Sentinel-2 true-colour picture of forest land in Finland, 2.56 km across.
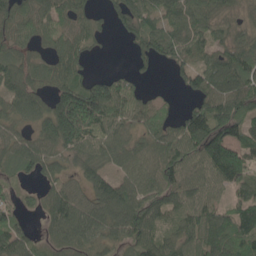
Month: May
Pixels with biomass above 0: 82%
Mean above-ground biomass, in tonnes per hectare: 74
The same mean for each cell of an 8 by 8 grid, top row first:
66 62 54 41 82 82 71 40
52 36 60 3 66 83 57 78
75 52 67 72 20 22 89 131
70 92 207 101 64 36 103 83
58 74 104 82 60 85 134 95
36 43 49 60 68 86 86 120
42 60 85 135 104 66 79 76
83 43 78 59 89 65 107 106
